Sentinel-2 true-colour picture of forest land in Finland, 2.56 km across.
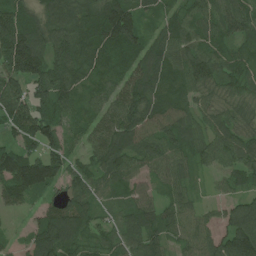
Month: June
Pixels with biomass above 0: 93%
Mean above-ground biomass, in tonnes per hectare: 86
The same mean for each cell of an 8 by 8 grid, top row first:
117 94 107 157 72 64 86 98
172 105 113 110 90 101 87 54
102 123 82 77 107 88 94 75
110 98 65 97 108 97 71 80
75 95 45 110 89 97 81 89
132 123 72 88 62 76 30 68
48 61 90 40 75 72 30 62
18 127 76 57 90 60 68 120
